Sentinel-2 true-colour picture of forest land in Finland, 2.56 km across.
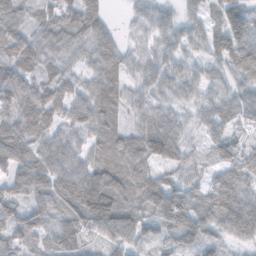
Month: November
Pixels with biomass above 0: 93%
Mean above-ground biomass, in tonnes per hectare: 66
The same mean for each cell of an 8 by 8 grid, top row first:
64 59 75 16 41 34 41 95
83 65 51 61 38 48 53 97
87 67 52 73 48 61 51 62
90 100 74 63 62 43 49 55
85 71 49 71 107 74 32 33
68 86 88 97 85 53 31 64
65 67 128 123 65 101 75 107
55 47 69 57 53 68 59 59
